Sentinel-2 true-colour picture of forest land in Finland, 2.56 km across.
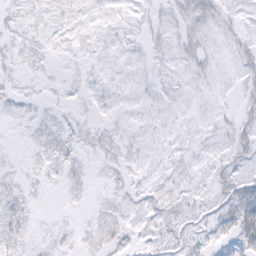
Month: February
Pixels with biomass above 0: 75%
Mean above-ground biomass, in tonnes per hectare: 7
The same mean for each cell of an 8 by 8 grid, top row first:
5 6 6 5 5 9 15 6
7 5 5 5 5 9 9 10
5 4 4 4 5 5 6 7
4 4 3 4 5 5 4 7
1 9 8 9 6 5 5 13
4 6 6 5 6 7 8 17
9 1 2 7 6 10 9 33
10 4 5 11 7 12 9 23
